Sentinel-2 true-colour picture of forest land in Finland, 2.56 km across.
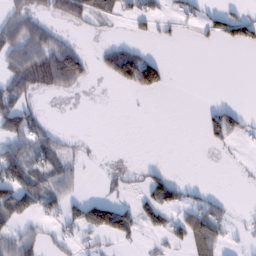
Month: February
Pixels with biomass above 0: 37%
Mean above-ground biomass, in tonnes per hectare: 36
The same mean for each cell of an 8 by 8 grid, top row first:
61 46 58 36 42 35 31 44
95 91 30 51 27 5 8 37
64 84 63 47 127 0 0 0
54 11 3 0 1 0 26 34
48 57 9 0 0 0 20 14
89 65 20 13 25 14 0 1
104 37 64 99 47 54 47 2
62 23 30 40 15 29 62 10
